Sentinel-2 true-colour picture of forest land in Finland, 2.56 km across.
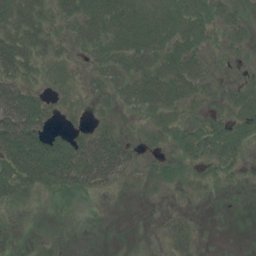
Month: July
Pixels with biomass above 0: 62%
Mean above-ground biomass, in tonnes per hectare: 21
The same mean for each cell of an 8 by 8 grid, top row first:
38 22 34 39 24 26 23 18
40 21 20 35 39 30 13 12
37 11 4 25 39 41 16 10
62 21 5 8 18 14 9 22
70 36 33 44 7 17 34 23
45 49 52 37 4 9 12 8
6 1 1 1 1 3 1 1
1 8 1 2 3 26 2 1
